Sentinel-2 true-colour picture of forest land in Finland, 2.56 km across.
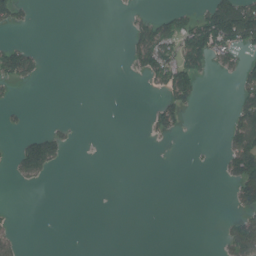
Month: July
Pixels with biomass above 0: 19%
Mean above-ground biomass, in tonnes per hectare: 30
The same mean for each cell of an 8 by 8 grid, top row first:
52 0 0 0 27 52 108 208
61 3 0 0 107 92 137 86
59 3 0 0 23 114 12 46
10 0 0 0 6 66 0 71
24 101 3 0 2 1 2 101
26 29 0 0 0 0 0 106
2 0 0 1 0 0 0 44
27 0 0 0 0 0 0 116
